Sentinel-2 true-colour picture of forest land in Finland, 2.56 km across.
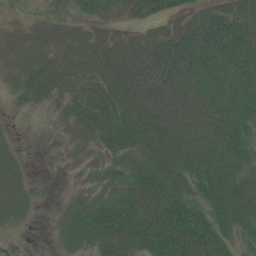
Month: July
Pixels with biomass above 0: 81%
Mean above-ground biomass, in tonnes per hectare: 47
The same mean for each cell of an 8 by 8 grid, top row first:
5 19 31 39 42 42 50 56
26 32 42 51 58 70 78 76
24 49 44 80 76 68 62 67
6 12 49 81 76 68 67 60
11 0 23 50 56 67 70 56
27 0 18 38 64 56 69 49
31 2 33 60 77 77 51 60
5 3 36 68 74 93 75 26
